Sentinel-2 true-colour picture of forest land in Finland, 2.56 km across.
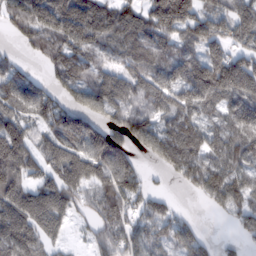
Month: February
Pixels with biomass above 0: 81%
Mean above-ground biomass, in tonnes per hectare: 104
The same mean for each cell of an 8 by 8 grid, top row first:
109 135 138 118 109 184 95 134
25 98 120 77 113 87 126 80
108 48 92 92 105 131 165 201
102 96 128 105 94 103 74 138
193 89 140 163 85 120 91 135
161 90 121 146 72 52 135 89
135 149 48 100 57 28 38 94
133 70 17 98 91 85 47 37
